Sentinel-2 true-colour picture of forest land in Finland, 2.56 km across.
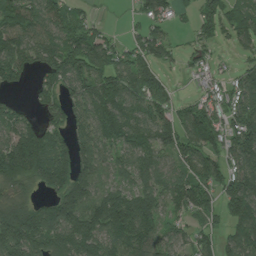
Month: July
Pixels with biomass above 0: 81%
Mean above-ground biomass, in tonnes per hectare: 108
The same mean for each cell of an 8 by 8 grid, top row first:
141 110 69 3 61 29 93 105
107 107 175 94 98 36 48 52
66 104 117 129 152 19 41 92
65 72 77 128 103 81 119 116
174 121 94 103 111 126 127 140
149 177 151 70 97 84 115 135
141 102 175 219 171 76 99 150
199 138 193 110 117 69 62 137
